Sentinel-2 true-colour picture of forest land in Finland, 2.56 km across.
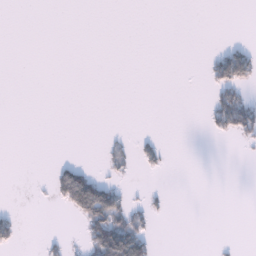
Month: January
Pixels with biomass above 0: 12%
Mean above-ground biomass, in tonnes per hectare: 13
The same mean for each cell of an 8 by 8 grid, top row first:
0 0 0 0 0 0 0 0
0 0 0 0 0 0 2 32
0 0 0 0 0 0 21 78
0 0 0 0 0 0 22 80
0 0 0 13 21 0 1 9
0 10 83 17 6 0 0 0
5 2 79 94 25 0 0 0
25 10 13 104 50 0 0 2
